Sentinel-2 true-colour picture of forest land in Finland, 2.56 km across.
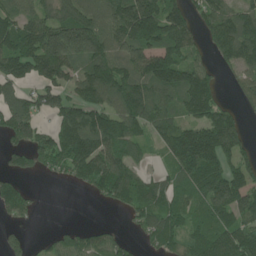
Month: June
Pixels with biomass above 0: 75%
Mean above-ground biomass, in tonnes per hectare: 117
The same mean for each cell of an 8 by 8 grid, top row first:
84 89 155 149 243 129 97 108
159 212 210 134 148 129 57 171
138 136 128 184 154 171 117 64
140 89 148 137 167 86 126 42
80 134 232 162 71 184 230 116
68 29 88 144 54 94 184 108
100 0 0 33 100 96 109 141
45 30 93 58 45 76 115 144
